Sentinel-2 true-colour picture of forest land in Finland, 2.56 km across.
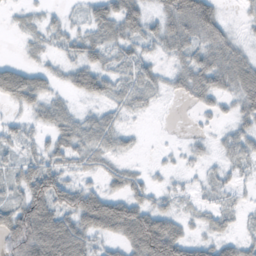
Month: November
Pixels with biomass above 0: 75%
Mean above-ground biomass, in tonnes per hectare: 36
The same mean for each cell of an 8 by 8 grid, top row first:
9 14 12 52 46 71 80 11
3 16 39 31 25 43 50 28
67 26 42 30 32 27 50 55
13 34 16 20 13 1 18 31
26 31 39 29 3 4 12 38
35 74 22 26 16 10 15 14
51 80 84 85 54 21 18 16
58 114 74 33 111 80 34 28
